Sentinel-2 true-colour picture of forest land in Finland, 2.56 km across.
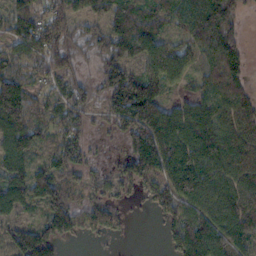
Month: November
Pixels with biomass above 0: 82%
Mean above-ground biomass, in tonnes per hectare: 85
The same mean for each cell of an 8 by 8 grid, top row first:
85 76 56 81 82 61 141 64
80 105 52 90 92 69 83 77
95 68 50 108 134 51 52 72
142 69 96 100 186 77 85 102
96 53 86 15 141 99 98 106
83 103 62 53 98 61 102 95
64 105 85 67 20 111 117 104
100 119 27 20 0 91 159 113
